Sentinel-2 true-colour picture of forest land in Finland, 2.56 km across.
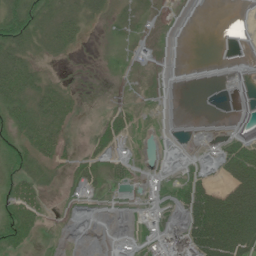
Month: June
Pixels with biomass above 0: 43%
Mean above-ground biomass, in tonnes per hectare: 23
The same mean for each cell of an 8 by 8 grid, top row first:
56 43 32 16 16 0 0 0
44 26 10 6 14 0 0 0
57 18 2 2 2 0 0 0
43 45 10 16 2 0 0 0
32 40 6 26 4 1 3 36
33 12 22 20 8 11 14 64
43 10 5 1 11 27 107 116
45 3 0 7 11 98 100 97
